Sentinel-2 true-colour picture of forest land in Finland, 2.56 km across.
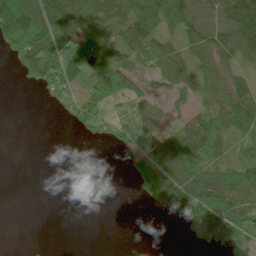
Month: June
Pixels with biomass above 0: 58%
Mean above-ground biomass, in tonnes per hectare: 52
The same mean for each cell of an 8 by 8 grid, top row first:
196 111 104 76 105 108 71 163
61 84 84 62 70 56 92 107
5 57 35 133 43 56 66 68
0 1 32 19 41 32 63 108
0 0 2 15 50 72 90 47
0 0 0 0 66 110 103 89
0 0 0 0 9 98 132 95
0 0 0 0 0 0 8 55
